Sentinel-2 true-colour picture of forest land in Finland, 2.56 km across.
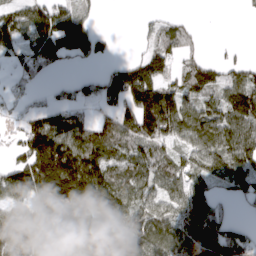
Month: April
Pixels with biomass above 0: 71%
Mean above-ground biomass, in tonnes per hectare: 96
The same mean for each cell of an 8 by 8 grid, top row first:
89 132 90 0 13 24 0 5
68 138 134 31 39 108 11 16
51 26 38 75 157 91 100 91
36 79 46 63 223 182 95 148
51 215 130 123 127 87 124 131
116 244 256 129 115 110 95 111
63 98 112 147 91 99 97 12
144 64 99 102 108 114 137 89
